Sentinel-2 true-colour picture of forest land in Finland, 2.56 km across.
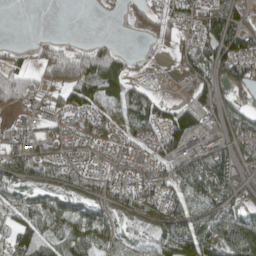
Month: April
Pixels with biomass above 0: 75%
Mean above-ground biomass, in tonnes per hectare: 69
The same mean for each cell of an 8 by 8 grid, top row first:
0 0 0 10 56 52 94 57
19 44 37 45 11 40 99 104
75 75 160 142 25 7 72 80
37 37 61 65 122 84 78 65
68 51 39 52 51 91 60 80
89 83 68 49 50 83 144 51
62 86 69 67 86 84 99 61
79 87 92 74 44 148 135 202
